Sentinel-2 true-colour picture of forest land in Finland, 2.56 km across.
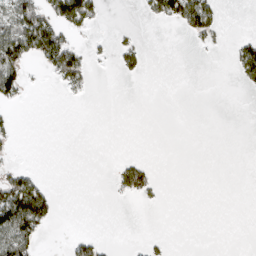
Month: March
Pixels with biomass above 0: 18%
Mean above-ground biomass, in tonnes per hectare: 21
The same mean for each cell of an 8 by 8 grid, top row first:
77 66 102 0 15 72 70 0
103 119 29 16 12 0 12 32
61 13 45 1 8 0 0 25
7 0 0 0 0 0 0 0
9 0 0 0 0 0 0 0
45 4 0 13 49 0 0 0
133 60 0 1 3 0 0 0
94 5 28 1 7 1 0 0
